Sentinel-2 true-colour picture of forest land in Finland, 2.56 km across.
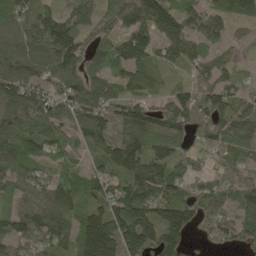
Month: May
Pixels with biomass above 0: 91%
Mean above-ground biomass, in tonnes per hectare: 104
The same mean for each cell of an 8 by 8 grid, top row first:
104 98 76 64 120 110 102 64
113 136 97 112 123 101 83 27
128 91 88 74 82 26 81 52
123 106 123 95 87 126 135 90
111 115 66 119 134 99 71 144
96 76 74 114 163 118 86 78
94 131 87 151 169 166 98 83
92 116 164 198 196 119 47 72
